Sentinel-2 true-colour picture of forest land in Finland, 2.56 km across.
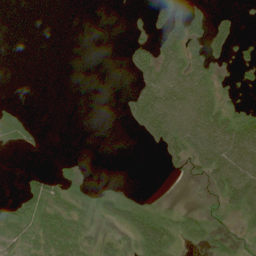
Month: July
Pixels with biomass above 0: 41%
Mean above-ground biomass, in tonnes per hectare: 21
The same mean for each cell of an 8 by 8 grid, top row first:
0 0 0 0 10 38 32 16
0 0 0 0 22 36 57 17
0 0 0 0 31 38 38 8
15 0 0 0 54 54 48 25
20 2 0 0 10 48 56 65
2 22 14 1 0 7 38 70
26 47 29 38 33 13 10 40
30 43 33 13 50 29 24 10
